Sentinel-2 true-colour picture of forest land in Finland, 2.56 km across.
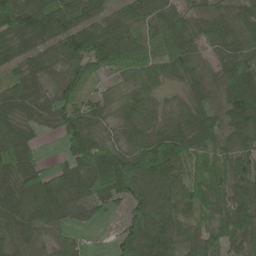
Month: June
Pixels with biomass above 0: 91%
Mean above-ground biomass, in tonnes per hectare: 81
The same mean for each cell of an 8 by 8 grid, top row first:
124 154 83 66 83 81 53 65
76 61 112 119 61 103 48 68
48 58 80 32 72 51 66 115
72 77 95 49 86 59 69 111
110 5 136 71 94 106 82 76
89 74 111 165 103 86 73 103
89 101 65 41 100 90 91 124
63 41 30 21 111 94 64 97
